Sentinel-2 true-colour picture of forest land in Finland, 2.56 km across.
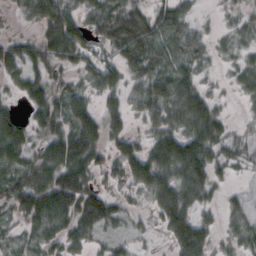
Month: October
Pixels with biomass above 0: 78%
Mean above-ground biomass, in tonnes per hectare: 40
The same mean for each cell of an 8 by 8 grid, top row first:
12 61 43 51 48 46 7 22
37 51 48 41 66 41 26 23
29 45 24 39 43 55 16 24
19 57 49 35 37 51 59 8
50 50 78 32 34 68 65 27
43 58 76 31 59 52 43 10
42 79 78 46 17 58 18 22
18 40 38 24 12 41 36 26
